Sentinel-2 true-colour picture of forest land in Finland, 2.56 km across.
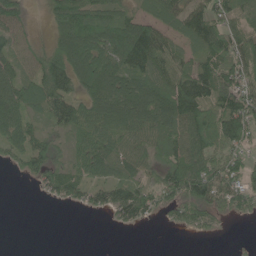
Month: June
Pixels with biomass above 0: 75%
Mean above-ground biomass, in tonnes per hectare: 71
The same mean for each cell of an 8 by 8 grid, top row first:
60 47 128 106 59 57 86 60
57 56 131 125 141 55 94 94
82 114 95 107 98 87 113 101
89 81 70 111 112 123 127 109
66 68 57 85 65 94 108 76
10 84 55 61 62 108 116 78
0 4 24 62 66 61 84 55
0 0 0 0 0 0 11 3
